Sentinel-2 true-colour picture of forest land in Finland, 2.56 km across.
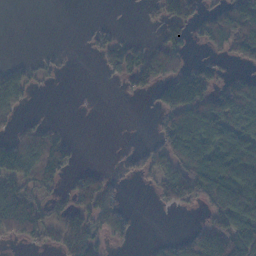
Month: November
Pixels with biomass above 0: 50%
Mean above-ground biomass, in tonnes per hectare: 60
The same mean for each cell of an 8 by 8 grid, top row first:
0 0 0 1 9 97 56 141
0 4 2 70 56 81 48 102
60 10 0 18 72 112 82 62
37 4 2 0 1 126 133 128
73 87 9 0 13 112 124 133
93 68 53 23 29 99 141 170
156 43 78 62 0 31 61 127
40 37 98 33 3 30 139 134
